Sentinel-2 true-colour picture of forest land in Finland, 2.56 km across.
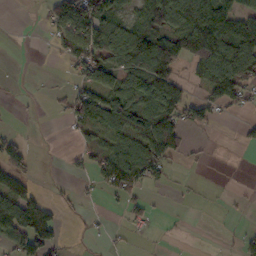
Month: October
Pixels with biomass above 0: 48%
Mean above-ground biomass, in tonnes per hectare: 51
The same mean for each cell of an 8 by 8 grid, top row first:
0 46 98 67 68 121 160 87
0 10 84 107 150 128 130 137
1 1 46 75 106 71 95 116
3 5 75 103 96 91 52 17
41 0 22 54 102 71 3 12
56 1 15 72 70 5 2 0
115 53 4 5 24 2 1 5
80 95 2 8 2 2 0 19
